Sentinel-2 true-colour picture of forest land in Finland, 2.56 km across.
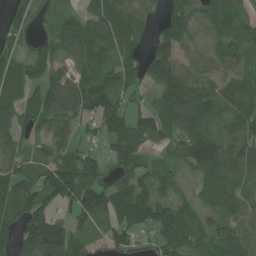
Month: June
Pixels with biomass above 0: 84%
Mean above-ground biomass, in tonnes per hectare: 104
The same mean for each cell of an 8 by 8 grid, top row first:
62 42 73 146 71 120 104 80
60 85 107 128 63 138 69 108
109 105 109 120 86 151 73 98
110 114 112 125 70 150 115 111
92 85 54 101 79 91 159 101
107 137 162 60 86 49 110 76
129 115 126 170 191 114 69 82
135 207 74 82 48 132 77 113
